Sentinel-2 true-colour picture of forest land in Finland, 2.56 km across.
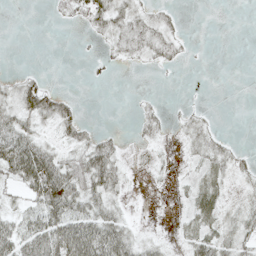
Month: May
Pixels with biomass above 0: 43%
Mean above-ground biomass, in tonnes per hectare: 17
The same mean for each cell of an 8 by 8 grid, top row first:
0 3 18 32 18 7 0 0
0 0 1 13 20 15 1 0
15 7 0 4 0 1 0 0
31 31 12 0 10 6 7 0
56 17 20 17 7 4 23 4
39 72 49 35 2 3 17 9
16 49 37 21 0 1 24 18
44 52 75 60 14 6 31 23
